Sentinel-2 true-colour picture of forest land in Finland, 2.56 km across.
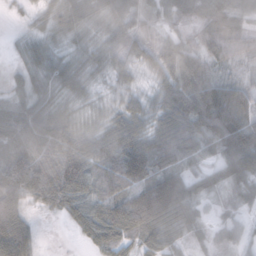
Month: November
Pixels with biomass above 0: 92%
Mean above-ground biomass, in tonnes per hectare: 67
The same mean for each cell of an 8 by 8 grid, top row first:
8 35 46 64 57 67 113 81
15 39 31 46 50 72 89 73
33 45 43 33 22 77 96 37
68 60 26 31 52 95 139 107
72 85 74 102 106 111 77 121
124 114 109 75 102 80 57 79
85 38 58 100 91 116 24 36
126 2 14 62 57 42 27 44
